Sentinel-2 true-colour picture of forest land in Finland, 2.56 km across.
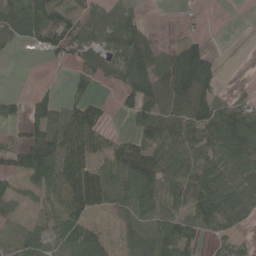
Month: May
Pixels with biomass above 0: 70%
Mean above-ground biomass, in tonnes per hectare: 59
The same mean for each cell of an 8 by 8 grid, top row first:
90 104 51 35 16 2 2 0
19 51 41 42 73 47 36 0
0 4 37 28 83 119 87 3
25 77 64 11 68 90 91 83
59 144 76 41 87 90 89 121
48 76 103 59 121 78 85 57
27 35 76 47 65 65 132 80
38 39 91 31 80 125 38 21
